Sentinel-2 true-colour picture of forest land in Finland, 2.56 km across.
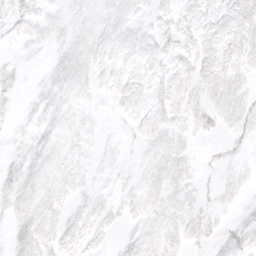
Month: March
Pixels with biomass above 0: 75%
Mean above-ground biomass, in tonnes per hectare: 7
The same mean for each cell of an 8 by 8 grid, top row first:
8 6 8 8 5 8 8 12
3 5 9 8 8 9 10 11
6 6 8 8 8 9 12 7
3 8 6 3 7 8 11 11
5 7 6 3 6 7 2 5
11 7 5 5 7 9 2 4
10 9 5 6 8 7 5 3
9 10 10 3 8 6 6 11
